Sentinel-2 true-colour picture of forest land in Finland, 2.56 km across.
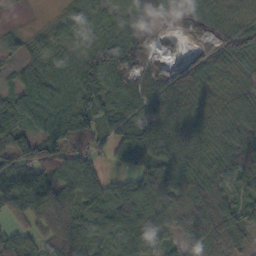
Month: October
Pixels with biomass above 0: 89%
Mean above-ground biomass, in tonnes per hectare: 67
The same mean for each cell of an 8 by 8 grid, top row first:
1 9 59 41 69 80 59 40
32 44 48 120 90 15 55 69
36 61 88 81 78 73 53 38
85 77 93 71 88 67 45 68
90 81 70 55 101 89 61 80
109 88 85 25 71 91 67 71
63 81 68 79 82 74 95 70
71 64 90 74 73 52 69 38
